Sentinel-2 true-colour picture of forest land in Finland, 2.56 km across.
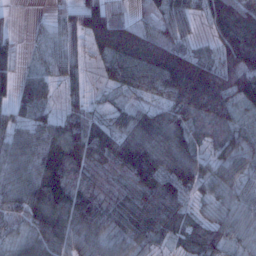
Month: January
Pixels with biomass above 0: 89%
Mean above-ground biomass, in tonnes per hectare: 73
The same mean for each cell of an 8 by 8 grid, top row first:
9 16 85 72 41 81 87 107
39 42 35 109 122 86 30 157
50 52 38 45 88 155 144 134
47 40 59 47 57 90 107 47
74 98 120 97 107 102 45 52
76 114 71 47 109 102 53 52
61 120 100 64 90 69 31 47
46 88 69 56 56 39 68 38
